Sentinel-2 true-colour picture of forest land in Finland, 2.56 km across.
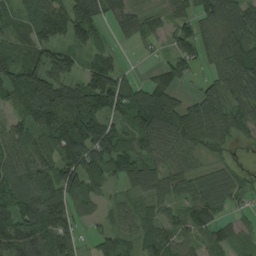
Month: August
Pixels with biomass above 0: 86%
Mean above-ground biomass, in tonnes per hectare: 74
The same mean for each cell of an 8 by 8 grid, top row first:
48 106 117 56 43 58 79 103
55 95 62 36 18 59 57 107
79 126 80 142 32 58 38 121
61 139 133 90 109 91 70 88
79 63 122 110 62 66 61 25
93 82 121 57 95 66 69 35
113 123 42 30 32 45 90 25
83 92 32 64 49 68 49 25
